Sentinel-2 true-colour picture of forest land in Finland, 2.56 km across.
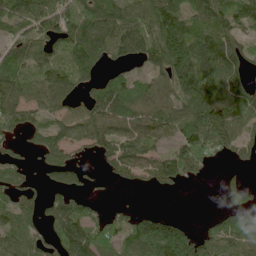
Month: June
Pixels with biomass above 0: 74%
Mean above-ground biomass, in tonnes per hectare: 84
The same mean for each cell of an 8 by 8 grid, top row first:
95 105 121 108 91 105 103 84
72 74 127 98 104 178 126 68
83 94 78 59 47 135 175 86
94 67 56 95 78 75 187 88
26 76 60 76 65 71 157 75
59 39 44 28 45 75 19 14
71 58 80 25 14 1 1 68
84 51 152 99 177 239 99 86
